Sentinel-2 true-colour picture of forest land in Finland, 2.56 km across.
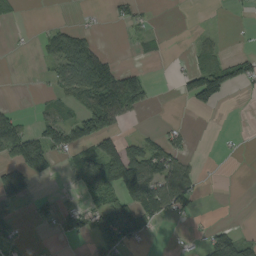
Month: September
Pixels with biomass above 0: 36%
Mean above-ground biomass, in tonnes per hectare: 40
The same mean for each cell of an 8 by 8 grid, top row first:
15 0 3 13 17 0 1 4
2 40 83 3 17 0 29 2
0 27 114 107 76 13 128 69
21 25 54 143 30 0 21 0
122 88 79 13 61 37 0 2
108 46 57 96 150 74 2 0
36 24 35 83 88 57 0 0
39 2 24 72 28 3 36 55
